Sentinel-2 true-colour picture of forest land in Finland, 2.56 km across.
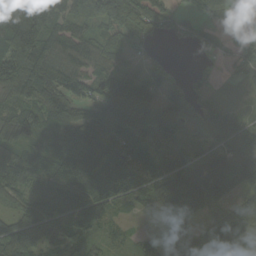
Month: September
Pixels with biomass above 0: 87%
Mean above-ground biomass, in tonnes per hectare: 90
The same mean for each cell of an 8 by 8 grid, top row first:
139 153 61 108 126 42 45 39
145 102 90 86 37 12 41 31
126 128 106 113 93 43 35 27
80 122 73 136 78 94 83 25
93 76 126 140 79 58 41 100
135 140 177 145 116 113 184 148
54 132 136 69 50 79 93 63
121 84 73 28 32 83 65 78
